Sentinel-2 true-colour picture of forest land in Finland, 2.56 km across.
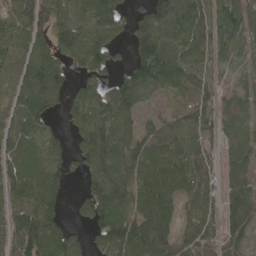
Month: April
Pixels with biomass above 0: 81%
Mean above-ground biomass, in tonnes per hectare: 78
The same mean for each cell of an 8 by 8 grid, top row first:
70 105 61 127 69 114 62 73
43 77 99 71 111 90 52 49
65 121 57 65 117 83 27 26
76 85 92 111 44 29 47 40
85 66 64 111 86 71 50 52
103 109 44 91 93 118 46 59
90 107 49 127 120 66 56 91
92 123 31 106 138 79 55 58
